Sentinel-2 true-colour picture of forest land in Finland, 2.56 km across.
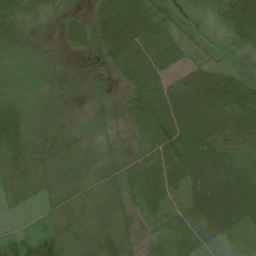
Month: July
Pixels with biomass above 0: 88%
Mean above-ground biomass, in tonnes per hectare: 37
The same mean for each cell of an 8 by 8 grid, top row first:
33 15 16 64 59 22 11 83
34 9 22 60 59 40 14 24
17 24 8 10 66 30 55 47
36 7 6 20 51 60 67 75
41 40 21 18 30 61 66 46
20 14 17 26 50 53 90 58
9 11 31 19 37 37 123 99
8 21 33 41 18 37 48 17
